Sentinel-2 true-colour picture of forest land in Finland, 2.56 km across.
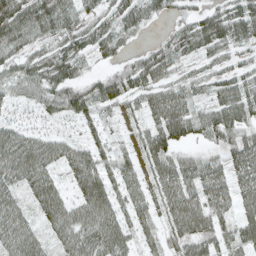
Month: April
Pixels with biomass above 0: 78%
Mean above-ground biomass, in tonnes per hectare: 48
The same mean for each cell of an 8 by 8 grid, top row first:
72 57 47 36 34 21 47 56
48 21 43 42 19 37 50 30
45 47 35 53 58 34 34 44
16 29 47 19 46 78 30 65
87 59 37 28 47 55 19 57
61 59 67 46 36 76 60 46
53 69 65 59 40 65 60 42
71 32 68 70 32 44 47 47
